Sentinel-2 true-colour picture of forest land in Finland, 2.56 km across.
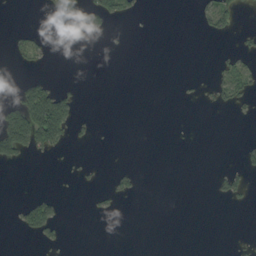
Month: September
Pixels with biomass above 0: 12%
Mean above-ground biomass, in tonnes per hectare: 14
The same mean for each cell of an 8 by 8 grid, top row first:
0 6 37 46 5 0 30 17
16 9 0 0 0 0 0 15
6 19 3 0 0 1 12 40
71 173 15 0 0 0 3 10
120 73 5 0 0 0 0 8
0 0 5 9 3 0 2 26
13 44 0 9 0 0 0 3
1 18 0 0 0 0 0 3
